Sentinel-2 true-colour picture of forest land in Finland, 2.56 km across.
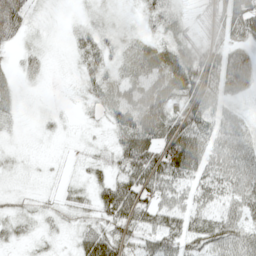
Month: May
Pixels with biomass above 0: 86%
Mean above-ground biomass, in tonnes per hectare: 39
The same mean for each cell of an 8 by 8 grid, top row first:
66 4 7 9 24 27 30 94
17 6 28 20 34 40 45 53
12 5 18 33 69 60 74 92
14 5 7 42 96 47 65 24
6 3 6 27 88 88 55 49
8 4 9 41 83 69 55 61
13 10 21 75 72 57 43 51
15 12 38 65 45 61 70 58
